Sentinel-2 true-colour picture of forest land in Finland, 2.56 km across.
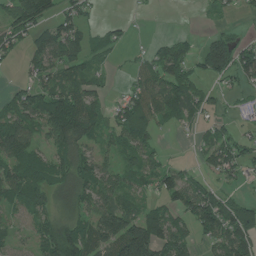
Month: July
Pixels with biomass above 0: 66%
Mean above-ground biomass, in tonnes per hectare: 68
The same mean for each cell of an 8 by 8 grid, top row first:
104 73 64 3 3 0 9 20
55 77 67 37 16 82 103 92
11 68 72 9 66 110 55 58
74 134 133 51 123 62 38 12
110 62 88 40 75 4 59 58
83 81 92 62 60 52 39 34
46 64 65 110 48 62 141 93
27 86 119 140 213 94 58 130
